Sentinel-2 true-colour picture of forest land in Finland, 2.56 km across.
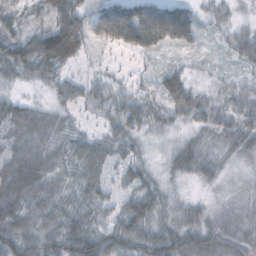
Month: October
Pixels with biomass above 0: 91%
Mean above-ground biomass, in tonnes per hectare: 36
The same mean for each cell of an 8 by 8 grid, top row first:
40 55 59 83 85 75 19 13
58 101 48 31 52 30 5 43
20 28 29 19 15 38 13 15
45 24 16 27 38 35 39 32
41 32 41 38 18 18 16 24
67 38 39 23 32 21 16 8
55 33 33 27 52 22 11 12
51 40 63 47 44 50 45 32
